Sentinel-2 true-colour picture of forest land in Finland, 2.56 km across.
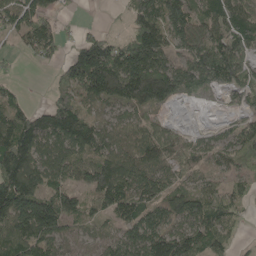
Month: May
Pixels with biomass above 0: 78%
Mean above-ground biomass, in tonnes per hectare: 97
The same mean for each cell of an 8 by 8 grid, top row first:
117 88 3 2 128 128 91 92
29 97 75 104 236 81 110 98
19 12 152 250 261 122 80 92
86 94 94 40 76 6 5 41
196 107 104 70 88 58 44 96
196 103 91 156 97 56 43 56
195 159 71 109 123 102 125 44
140 109 29 48 160 170 118 21
